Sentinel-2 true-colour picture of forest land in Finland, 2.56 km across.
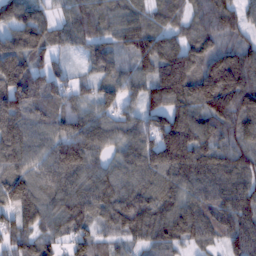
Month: February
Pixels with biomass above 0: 93%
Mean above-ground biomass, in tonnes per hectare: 100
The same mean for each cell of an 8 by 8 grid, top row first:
108 58 93 77 71 65 94 81
138 99 58 74 121 102 82 79
173 100 43 75 74 178 171 147
137 97 78 74 77 105 109 126
127 97 152 80 99 167 76 77
120 110 126 92 95 119 116 97
109 89 106 108 107 104 110 112
83 73 83 61 71 99 71 123
